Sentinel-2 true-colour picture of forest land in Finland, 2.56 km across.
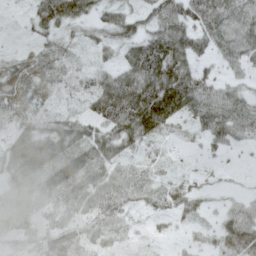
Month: April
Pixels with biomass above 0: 84%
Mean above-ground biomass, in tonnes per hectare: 58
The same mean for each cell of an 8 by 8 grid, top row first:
5 70 58 42 37 75 124 86
13 47 24 33 78 99 69 84
82 62 30 73 106 133 56 33
55 29 25 108 146 119 88 84
62 80 80 75 47 15 42 40
71 94 83 49 36 20 14 6
67 49 46 69 36 49 23 35
37 50 45 44 10 12 27 98
